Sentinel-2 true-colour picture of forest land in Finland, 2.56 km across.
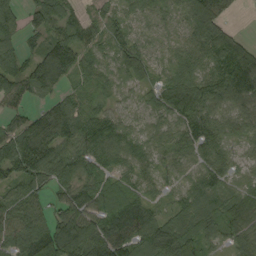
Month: September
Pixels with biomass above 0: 90%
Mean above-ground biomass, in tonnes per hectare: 63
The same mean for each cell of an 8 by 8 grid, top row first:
53 78 28 29 44 47 107 6
44 82 80 43 53 45 93 79
72 115 37 23 36 61 72 114
37 69 57 35 33 75 66 64
84 96 91 80 39 48 54 26
57 74 80 51 38 21 52 22
71 43 85 87 59 40 73 81
70 124 103 100 86 121 50 46
